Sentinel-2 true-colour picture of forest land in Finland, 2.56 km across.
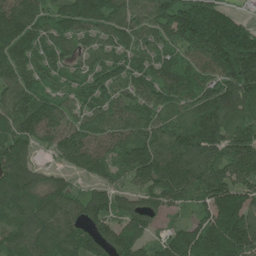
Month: June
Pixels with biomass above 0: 93%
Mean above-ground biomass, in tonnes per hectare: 132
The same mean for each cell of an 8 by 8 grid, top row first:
152 100 187 154 114 167 215 62
136 107 72 108 91 99 240 271
115 76 69 97 122 138 101 186
124 137 89 118 129 110 190 153
132 76 127 104 133 145 173 132
173 77 55 70 146 174 157 116
146 154 111 110 112 61 113 168
134 160 143 150 109 127 199 199
